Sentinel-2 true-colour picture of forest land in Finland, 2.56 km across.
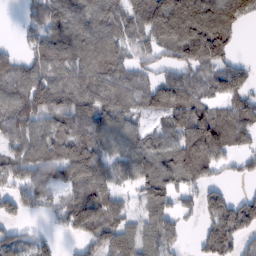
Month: February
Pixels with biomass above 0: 79%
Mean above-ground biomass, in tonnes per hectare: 102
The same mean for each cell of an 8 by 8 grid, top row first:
9 162 129 112 173 260 202 153
25 113 136 122 84 146 194 17
108 121 126 116 65 96 94 83
150 144 83 110 73 131 91 100
105 121 94 88 89 127 185 67
87 102 114 83 89 103 62 28
64 49 116 104 67 67 71 91
76 33 55 130 95 66 89 73
